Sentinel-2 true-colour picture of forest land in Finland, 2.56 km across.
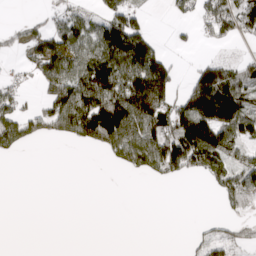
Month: March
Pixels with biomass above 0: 46%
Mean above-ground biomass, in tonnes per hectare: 64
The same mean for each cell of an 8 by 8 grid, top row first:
1 26 52 78 26 21 78 111
28 71 91 164 146 12 14 8
28 83 141 157 189 56 152 87
87 98 172 181 196 99 119 117
73 13 39 114 152 164 184 76
0 0 0 0 36 52 72 89
0 0 0 0 0 0 0 52
0 0 0 0 0 0 49 46
